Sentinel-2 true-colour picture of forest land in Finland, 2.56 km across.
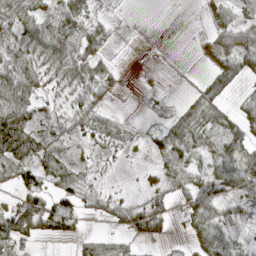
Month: April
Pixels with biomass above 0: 66%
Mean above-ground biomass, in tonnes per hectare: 38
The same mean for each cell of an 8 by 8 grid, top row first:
45 43 68 11 0 0 12 26
49 83 73 12 0 0 19 57
87 33 56 32 1 1 24 32
103 27 47 13 1 18 50 35
95 55 20 35 9 51 38 76
48 46 37 6 16 41 43 70
61 62 33 34 52 22 60 45
80 18 38 27 26 7 60 28
